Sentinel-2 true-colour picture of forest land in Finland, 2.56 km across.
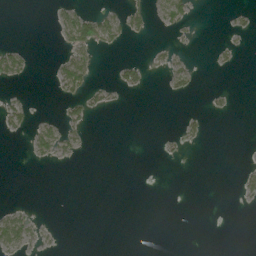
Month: June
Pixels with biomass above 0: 13%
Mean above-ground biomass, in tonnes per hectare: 9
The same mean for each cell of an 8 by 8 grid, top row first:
0 3 41 26 22 38 0 8
19 0 40 16 1 7 1 7
20 4 52 11 15 24 0 0
27 1 25 8 0 1 10 0
0 37 14 0 0 8 4 0
0 0 0 0 0 0 0 10
10 0 0 0 0 0 0 4
42 5 0 0 0 0 0 0
